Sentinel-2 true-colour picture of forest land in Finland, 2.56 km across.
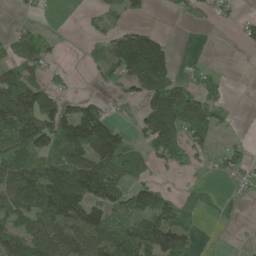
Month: May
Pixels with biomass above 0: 55%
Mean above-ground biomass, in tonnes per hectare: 66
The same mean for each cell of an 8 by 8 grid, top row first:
7 4 7 36 28 12 18 18
55 42 3 88 194 15 0 8
85 40 3 34 125 66 46 0
133 106 104 24 76 177 93 3
84 101 133 145 54 97 48 17
108 146 190 125 36 12 9 34
81 131 132 92 92 69 0 1
81 100 95 104 131 128 3 2
